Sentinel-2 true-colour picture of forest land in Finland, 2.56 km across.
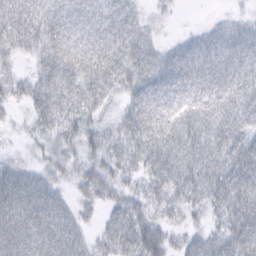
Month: February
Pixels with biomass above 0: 88%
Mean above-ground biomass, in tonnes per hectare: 48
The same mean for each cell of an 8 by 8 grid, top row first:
58 55 52 41 22 8 4 14
39 48 62 60 43 28 56 65
38 55 55 52 53 53 64 68
13 55 50 20 58 61 55 59
8 28 43 40 59 62 55 59
54 40 35 45 38 58 60 75
63 72 33 36 46 34 46 78
61 69 50 53 88 28 46 77
